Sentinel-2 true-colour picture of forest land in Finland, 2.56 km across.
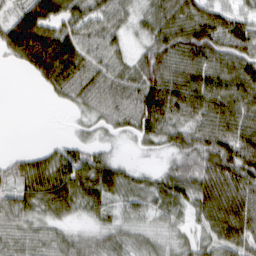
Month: March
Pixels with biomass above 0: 85%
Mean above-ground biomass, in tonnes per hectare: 64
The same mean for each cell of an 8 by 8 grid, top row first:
46 54 55 61 54 98 90 61
65 63 63 53 52 98 105 99
0 53 69 60 86 98 92 109
0 1 29 58 112 94 100 100
0 10 34 17 37 62 91 107
50 68 94 91 30 78 107 111
61 67 55 40 49 58 101 118
60 54 40 49 41 34 48 76
